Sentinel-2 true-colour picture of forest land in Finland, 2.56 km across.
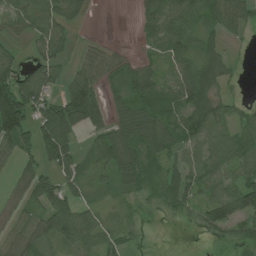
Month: July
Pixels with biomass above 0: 73%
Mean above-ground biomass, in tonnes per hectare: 53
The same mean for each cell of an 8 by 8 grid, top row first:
57 76 30 0 36 65 57 49
27 59 14 12 14 56 52 7
95 69 85 35 76 47 91 10
162 86 140 56 75 57 86 31
69 99 37 97 78 54 47 70
35 59 47 55 62 53 49 55
29 72 52 10 14 42 62 80
42 42 71 37 15 1 16 44
